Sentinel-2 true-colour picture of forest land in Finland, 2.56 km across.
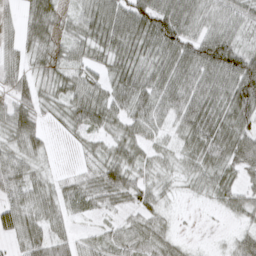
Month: March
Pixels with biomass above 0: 87%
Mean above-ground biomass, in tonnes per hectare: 41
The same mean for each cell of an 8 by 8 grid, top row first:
24 48 37 63 70 64 46 43
34 38 37 50 53 68 72 51
42 31 39 39 49 59 63 83
54 21 52 47 45 52 61 65
36 18 16 34 34 26 60 58
50 20 24 62 28 22 41 38
56 36 29 28 38 8 7 36
36 51 27 33 38 19 3 30
